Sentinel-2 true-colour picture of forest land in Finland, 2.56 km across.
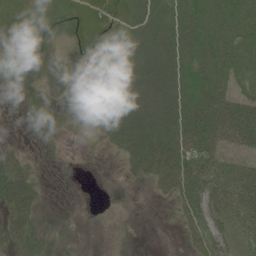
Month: June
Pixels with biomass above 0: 70%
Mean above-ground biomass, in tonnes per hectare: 37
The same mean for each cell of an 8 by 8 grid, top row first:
50 38 40 46 51 46 52 54
56 36 20 44 54 53 51 55
35 41 18 62 70 59 48 38
3 20 15 71 69 64 65 94
6 4 0 24 66 65 54 61
55 1 0 0 30 60 71 44
57 5 0 0 0 16 58 36
33 10 2 4 0 1 47 25
